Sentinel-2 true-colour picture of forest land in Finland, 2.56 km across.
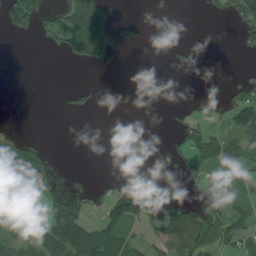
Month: July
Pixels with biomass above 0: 31%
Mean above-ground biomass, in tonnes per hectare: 33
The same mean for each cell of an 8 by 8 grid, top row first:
108 33 136 40 8 0 8 53
0 7 97 41 7 9 0 19
0 0 1 0 0 0 0 10
0 0 21 0 0 14 20 115
44 9 0 0 0 27 70 48
128 27 0 7 0 28 19 32
79 36 44 88 60 51 26 16
46 75 121 84 34 73 65 56
